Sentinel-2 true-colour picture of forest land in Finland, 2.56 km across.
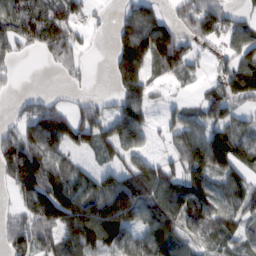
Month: February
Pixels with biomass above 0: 72%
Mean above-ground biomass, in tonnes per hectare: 88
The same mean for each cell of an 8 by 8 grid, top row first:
98 95 51 24 132 54 115 38
55 90 53 63 193 147 33 83
14 1 23 57 130 38 31 129
21 104 68 64 87 35 81 56
134 115 82 113 63 72 152 101
139 124 74 73 127 86 109 79
46 177 172 206 112 113 86 77
76 89 178 122 85 104 52 60
